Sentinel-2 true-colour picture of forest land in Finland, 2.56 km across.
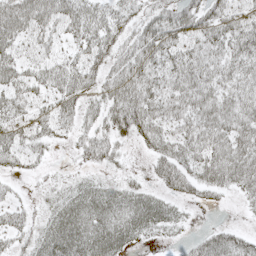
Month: May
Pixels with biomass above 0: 77%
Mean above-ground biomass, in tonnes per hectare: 37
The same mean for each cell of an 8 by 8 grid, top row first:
68 52 53 36 31 46 46 33
43 28 33 37 50 44 40 45
45 37 43 39 49 44 43 39
40 29 34 49 56 39 45 41
42 22 24 40 27 39 45 45
17 10 10 13 11 63 42 48
26 17 45 46 49 21 13 7
26 37 50 54 21 10 34 31
